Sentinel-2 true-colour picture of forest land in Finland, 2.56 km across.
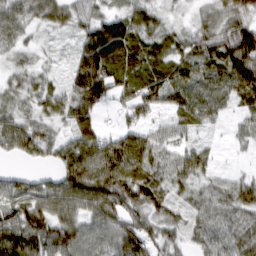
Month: March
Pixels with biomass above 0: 88%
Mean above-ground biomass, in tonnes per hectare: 62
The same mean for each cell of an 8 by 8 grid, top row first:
62 58 44 50 58 16 40 62
45 13 59 112 59 48 69 114
37 33 87 81 67 67 73 84
44 50 87 27 56 57 64 32
81 69 107 75 80 46 19 20
36 30 115 107 81 62 38 25
73 88 75 85 79 40 60 71
69 90 83 74 66 39 58 69
